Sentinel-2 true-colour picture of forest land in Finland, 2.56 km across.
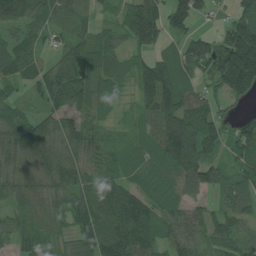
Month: July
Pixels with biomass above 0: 86%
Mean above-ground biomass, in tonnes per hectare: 87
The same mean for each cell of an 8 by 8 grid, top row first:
90 74 54 31 152 106 34 96
85 49 97 78 89 44 77 207
58 91 112 92 121 114 39 193
53 55 68 52 68 158 81 17
106 90 68 35 55 192 103 86
83 98 71 67 52 91 96 81
63 79 104 143 126 76 46 96
62 60 104 158 111 97 69 73
